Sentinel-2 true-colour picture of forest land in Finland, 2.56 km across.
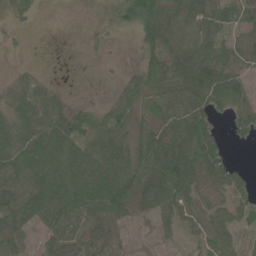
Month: June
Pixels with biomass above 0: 80%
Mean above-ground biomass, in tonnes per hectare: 59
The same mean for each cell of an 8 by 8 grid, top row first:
30 1 5 44 113 76 72 36
4 2 6 13 56 73 74 45
15 16 5 11 72 85 109 58
73 66 49 57 48 61 60 61
104 118 86 100 90 93 81 13
99 114 126 125 94 122 60 31
97 107 94 102 44 65 43 46
48 40 29 32 5 28 39 28
